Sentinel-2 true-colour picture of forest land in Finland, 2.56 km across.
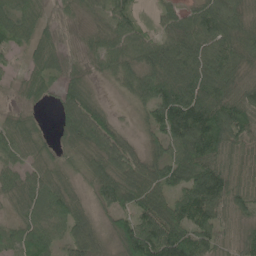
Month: June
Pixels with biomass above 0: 92%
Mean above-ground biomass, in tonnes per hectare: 67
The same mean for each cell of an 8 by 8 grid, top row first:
72 47 25 56 16 49 85 58
39 65 24 57 76 84 79 75
27 50 35 26 82 103 100 56
23 9 119 27 41 149 141 96
68 31 60 88 34 89 136 68
52 60 38 80 84 72 125 57
37 61 53 62 88 82 111 60
45 61 77 39 130 122 78 50
